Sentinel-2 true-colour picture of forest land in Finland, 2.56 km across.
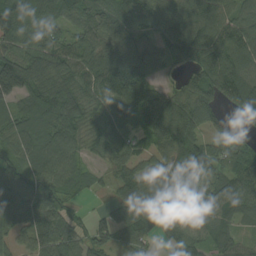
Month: August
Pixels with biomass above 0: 91%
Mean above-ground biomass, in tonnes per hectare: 85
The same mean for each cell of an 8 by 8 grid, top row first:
124 80 67 94 84 94 103 69
80 93 77 94 79 104 123 102
171 112 79 122 106 34 120 108
60 116 83 86 125 120 87 59
82 116 58 95 55 109 65 70
93 99 44 50 80 80 84 92
112 111 19 51 113 81 71 64
58 108 67 66 65 61 59 39
